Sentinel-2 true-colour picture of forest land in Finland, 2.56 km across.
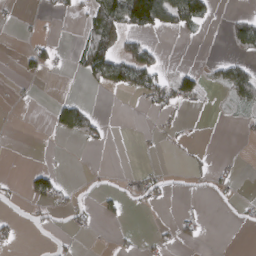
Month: March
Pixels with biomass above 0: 21%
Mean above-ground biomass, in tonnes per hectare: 20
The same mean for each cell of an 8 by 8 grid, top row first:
5 5 12 102 147 87 31 17
3 30 35 78 51 0 0 47
6 6 10 61 47 45 16 57
2 8 49 0 5 14 3 15
0 0 10 4 2 5 2 2
2 39 1 3 23 4 16 6
5 30 13 13 10 3 5 12
14 2 5 2 5 18 2 0
